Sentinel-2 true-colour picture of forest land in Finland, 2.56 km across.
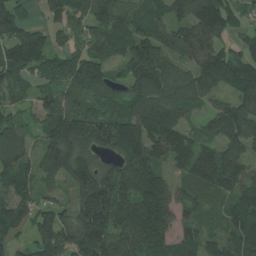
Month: July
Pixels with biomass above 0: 90%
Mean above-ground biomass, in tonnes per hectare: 125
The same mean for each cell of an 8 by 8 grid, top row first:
124 60 103 134 137 106 185 83
171 114 93 121 145 118 152 68
102 105 190 96 153 114 139 174
83 115 162 106 138 112 60 120
107 137 192 137 157 138 72 97
137 89 185 123 162 60 111 103
152 88 141 196 151 115 59 135
67 152 185 163 140 115 87 154
